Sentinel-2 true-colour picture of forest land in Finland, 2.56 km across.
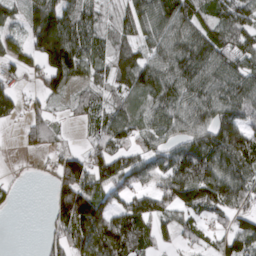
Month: March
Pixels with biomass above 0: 76%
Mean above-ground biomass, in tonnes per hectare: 84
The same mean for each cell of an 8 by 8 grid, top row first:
55 162 98 44 91 128 68 99
70 178 126 64 76 117 115 84
43 100 71 67 105 111 110 106
58 47 43 77 69 77 76 103
12 49 16 82 58 69 113 132
9 26 151 119 77 121 128 115
10 40 202 64 73 89 85 77
0 45 132 160 86 44 45 113
